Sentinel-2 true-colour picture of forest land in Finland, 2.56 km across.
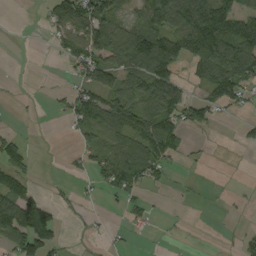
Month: September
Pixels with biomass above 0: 48%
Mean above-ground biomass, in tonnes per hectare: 51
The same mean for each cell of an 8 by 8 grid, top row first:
0 46 98 67 68 121 160 87
0 10 84 107 150 128 130 137
1 1 46 75 106 71 95 116
3 5 75 103 96 91 52 17
41 0 22 54 102 71 3 12
56 1 15 72 70 5 2 0
115 53 4 5 24 2 1 5
80 95 2 8 2 2 0 19
